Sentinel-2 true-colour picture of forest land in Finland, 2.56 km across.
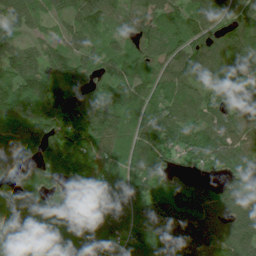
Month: July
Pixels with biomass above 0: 93%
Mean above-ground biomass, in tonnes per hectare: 108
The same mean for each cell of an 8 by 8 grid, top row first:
148 71 91 66 86 64 107 112
110 83 71 52 78 77 91 119
119 129 89 92 87 84 67 88
105 113 105 125 110 97 91 111
109 133 109 97 125 86 103 96
46 79 87 61 122 63 42 114
41 54 169 201 186 227 140 159
98 72 162 173 154 218 157 181
